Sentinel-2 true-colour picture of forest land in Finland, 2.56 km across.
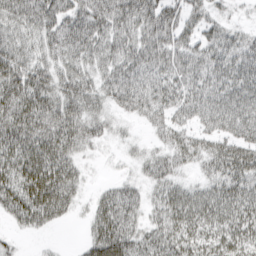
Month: March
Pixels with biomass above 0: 87%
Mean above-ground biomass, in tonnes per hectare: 49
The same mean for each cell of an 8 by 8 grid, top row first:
51 56 57 69 72 48 36 9
45 41 59 52 61 50 48 54
65 49 49 46 49 44 48 64
72 68 59 30 40 43 59 79
73 74 54 18 14 37 36 58
64 90 33 9 27 31 32 63
60 79 17 69 36 56 64 66
12 5 11 88 45 56 49 58
